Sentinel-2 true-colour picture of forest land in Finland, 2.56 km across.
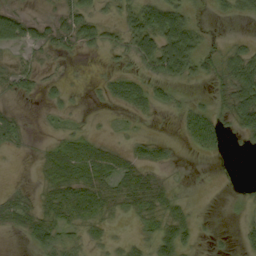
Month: September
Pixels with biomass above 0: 52%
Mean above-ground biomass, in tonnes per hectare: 24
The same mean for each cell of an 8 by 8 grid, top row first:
39 11 43 12 68 77 6 18
29 23 26 22 61 111 19 21
26 13 1 18 25 39 19 55
10 10 4 5 13 15 27 58
14 11 28 13 22 8 36 7
0 27 42 37 28 4 1 0
36 32 50 19 31 24 0 5
2 45 21 13 20 54 5 10
